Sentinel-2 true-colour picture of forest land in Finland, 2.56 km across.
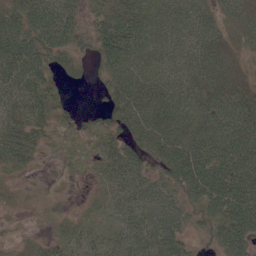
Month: June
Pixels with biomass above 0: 87%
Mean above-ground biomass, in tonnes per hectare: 47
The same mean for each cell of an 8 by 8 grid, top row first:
60 74 35 54 59 50 39 29
73 66 34 74 67 60 57 18
73 39 18 49 71 67 58 23
58 46 16 47 70 71 67 63
56 23 13 32 51 72 69 65
19 11 9 41 45 60 80 74
12 11 8 33 51 45 60 84
9 19 33 35 52 45 23 67
